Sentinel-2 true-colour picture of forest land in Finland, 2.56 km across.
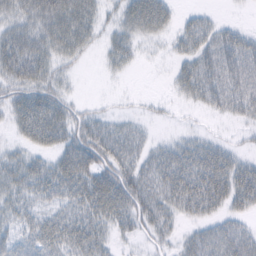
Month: February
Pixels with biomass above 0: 71%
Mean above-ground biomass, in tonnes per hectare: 36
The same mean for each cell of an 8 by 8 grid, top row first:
38 57 64 15 72 24 14 2
63 47 41 30 10 17 43 55
49 45 5 5 0 25 50 51
42 76 20 10 6 4 16 30
19 46 55 49 26 21 25 8
42 49 68 61 47 61 66 50
33 29 42 58 44 36 41 29
36 50 51 21 14 17 42 45
